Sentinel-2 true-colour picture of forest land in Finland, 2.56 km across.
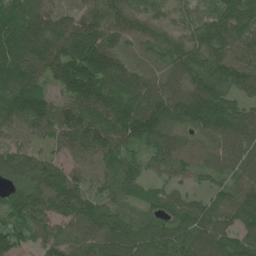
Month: June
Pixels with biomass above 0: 95%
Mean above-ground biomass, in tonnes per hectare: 100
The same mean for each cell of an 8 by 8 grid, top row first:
108 102 81 106 70 36 61 105
145 153 165 101 61 79 117 85
126 83 199 129 76 73 134 95
112 108 123 127 162 151 195 89
69 52 110 114 100 97 80 92
110 122 69 108 62 59 50 83
112 106 117 75 50 97 72 109
74 73 92 125 101 108 93 93
